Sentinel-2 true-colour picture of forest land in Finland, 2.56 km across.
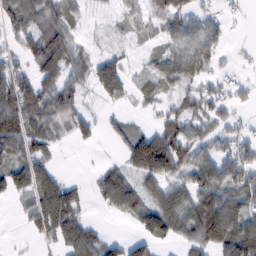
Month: February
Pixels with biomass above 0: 68%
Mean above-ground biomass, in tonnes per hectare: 59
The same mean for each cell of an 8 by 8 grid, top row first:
84 84 29 17 36 65 38 12
35 132 34 15 18 55 72 6
97 69 45 99 32 57 44 21
153 89 47 15 18 39 63 18
87 64 26 18 99 78 54 62
100 76 4 75 64 56 83 85
20 135 65 60 76 86 94 84
5 49 99 29 57 47 64 146
